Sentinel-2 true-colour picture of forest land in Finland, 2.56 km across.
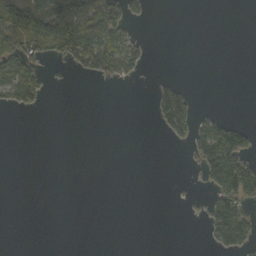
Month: October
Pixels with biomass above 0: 23%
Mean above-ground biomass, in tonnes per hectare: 26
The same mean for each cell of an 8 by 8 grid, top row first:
94 101 119 76 18 0 0 0
88 58 90 77 18 0 0 0
115 18 5 19 4 20 0 0
13 2 0 0 0 112 15 0
0 0 0 0 0 11 108 82
0 0 0 0 0 0 53 152
0 0 0 0 0 1 36 71
0 0 0 0 0 0 18 77
